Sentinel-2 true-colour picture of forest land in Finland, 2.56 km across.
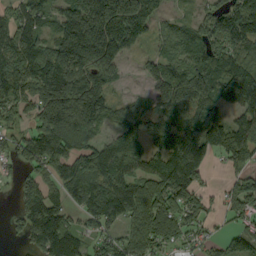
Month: September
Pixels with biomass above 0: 81%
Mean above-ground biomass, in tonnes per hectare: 110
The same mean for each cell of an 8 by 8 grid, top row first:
78 71 191 237 141 31 74 126
114 100 223 133 11 76 129 112
176 189 211 83 37 183 159 163
70 189 234 83 70 119 106 88
62 121 141 106 118 135 130 142
28 49 87 141 98 192 41 71
39 140 51 131 122 118 41 78
20 146 56 68 123 73 46 86
